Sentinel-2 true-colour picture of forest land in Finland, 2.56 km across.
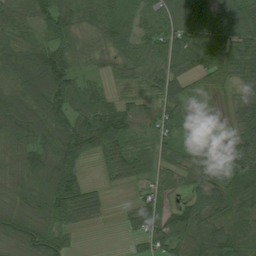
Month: July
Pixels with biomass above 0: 89%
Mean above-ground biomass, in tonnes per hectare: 61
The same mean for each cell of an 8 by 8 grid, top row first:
60 71 58 59 52 62 70 80
54 75 37 46 51 71 89 65
64 128 62 31 43 63 35 43
98 118 71 87 60 60 42 55
62 78 135 95 30 44 52 78
46 64 63 33 42 37 55 91
50 68 81 11 49 55 69 68
54 67 8 0 37 66 83 73
